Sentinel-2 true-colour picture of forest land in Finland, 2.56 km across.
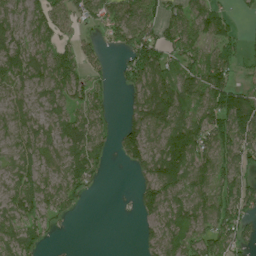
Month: July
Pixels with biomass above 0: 75%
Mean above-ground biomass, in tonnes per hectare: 68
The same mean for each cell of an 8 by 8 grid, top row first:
55 87 57 79 78 62 82 17
74 68 53 29 119 79 72 44
65 83 70 25 97 96 137 28
64 60 72 25 96 95 89 140
75 75 96 38 93 122 89 99
73 84 101 3 49 104 72 77
84 76 19 0 47 77 88 94
89 23 0 0 24 66 81 62
